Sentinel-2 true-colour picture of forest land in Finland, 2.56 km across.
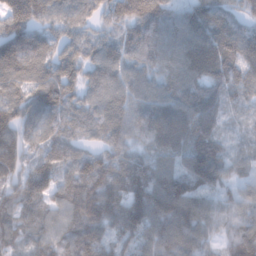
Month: January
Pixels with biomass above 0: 97%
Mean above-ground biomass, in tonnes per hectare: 97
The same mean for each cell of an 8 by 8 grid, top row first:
120 83 76 76 117 94 125 60
139 81 78 75 103 107 137 106
88 102 83 100 76 77 91 83
106 102 68 102 98 111 94 50
109 77 62 75 72 101 96 50
102 109 117 115 94 110 158 67
103 92 120 113 138 116 81 100
77 97 125 82 95 112 70 136
